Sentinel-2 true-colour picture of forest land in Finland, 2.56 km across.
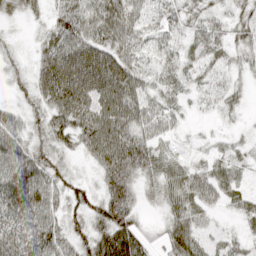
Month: April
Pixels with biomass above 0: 91%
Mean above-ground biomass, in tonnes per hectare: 49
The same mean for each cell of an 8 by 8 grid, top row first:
22 28 70 84 52 38 34 34
17 54 78 73 39 32 50 36
24 86 99 95 42 36 28 17
31 52 59 62 57 30 13 17
53 38 41 80 65 25 13 16
91 58 20 74 44 49 52 28
81 65 42 81 19 46 33 26
70 81 45 126 48 57 42 29
